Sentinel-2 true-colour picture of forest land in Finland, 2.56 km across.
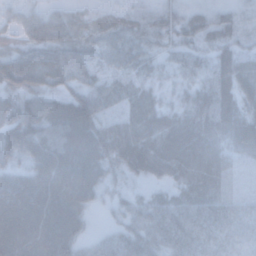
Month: November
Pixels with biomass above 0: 93%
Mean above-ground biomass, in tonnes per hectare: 59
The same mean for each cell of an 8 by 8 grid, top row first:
43 68 36 33 32 35 37 19
53 86 82 49 48 42 41 35
79 70 67 35 34 30 52 73
65 74 98 30 67 42 71 58
91 87 93 68 69 74 67 51
54 84 80 24 37 42 61 12
83 81 57 18 61 81 75 44
87 77 43 61 93 89 78 46
